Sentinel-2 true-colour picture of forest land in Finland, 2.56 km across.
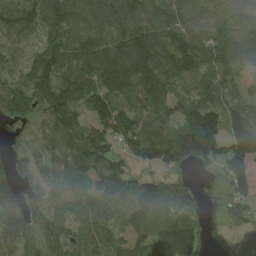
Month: August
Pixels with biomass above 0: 87%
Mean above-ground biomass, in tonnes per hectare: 110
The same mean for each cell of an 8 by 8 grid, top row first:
112 135 126 128 106 115 96 84
80 112 142 145 167 139 136 110
88 138 138 175 172 132 93 72
95 102 79 142 109 86 145 152
24 81 124 94 152 173 175 190
68 96 96 131 58 52 22 135
128 75 84 79 127 96 35 116
128 122 92 108 100 170 39 19
